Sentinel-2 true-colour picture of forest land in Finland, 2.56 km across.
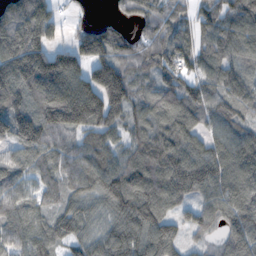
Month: November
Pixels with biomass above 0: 89%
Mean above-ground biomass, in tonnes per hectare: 118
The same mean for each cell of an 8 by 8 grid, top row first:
219 149 21 35 83 71 85 121
224 145 135 149 90 96 86 90
195 229 175 187 70 96 97 109
167 175 205 142 90 128 103 76
109 128 97 95 106 125 87 128
112 91 116 155 158 145 136 136
113 68 79 116 169 68 81 135
103 94 78 117 125 77 34 120
